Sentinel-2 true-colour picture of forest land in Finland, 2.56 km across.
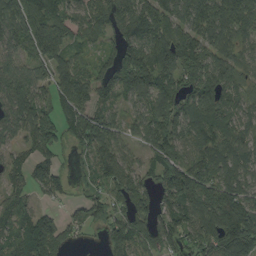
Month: August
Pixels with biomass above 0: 85%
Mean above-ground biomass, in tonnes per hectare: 102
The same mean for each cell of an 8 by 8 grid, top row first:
142 140 101 115 156 100 144 123
73 120 49 63 136 155 107 71
91 72 99 115 138 112 132 68
116 92 114 68 77 114 126 75
58 125 77 95 79 115 118 93
59 103 35 115 61 147 126 100
78 35 54 99 58 116 144 168
98 157 25 80 75 81 100 243
